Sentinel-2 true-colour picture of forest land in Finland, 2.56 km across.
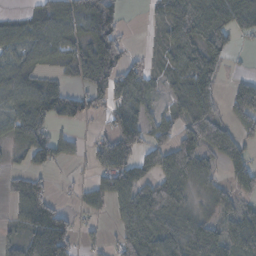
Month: November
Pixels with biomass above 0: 69%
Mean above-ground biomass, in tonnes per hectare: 57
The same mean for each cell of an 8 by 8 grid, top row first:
24 60 82 126 5 39 90 77
50 61 59 139 7 59 84 17
66 32 46 101 53 44 31 17
58 87 62 61 46 40 47 24
43 80 16 75 54 79 93 52
23 31 5 72 44 93 45 53
32 89 26 48 108 80 35 45
34 121 34 22 87 82 97 67
